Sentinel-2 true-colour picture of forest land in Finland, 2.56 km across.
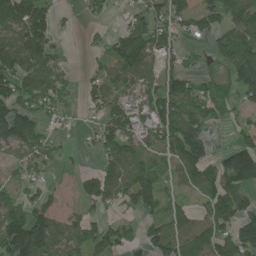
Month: June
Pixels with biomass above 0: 69%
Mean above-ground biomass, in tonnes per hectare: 89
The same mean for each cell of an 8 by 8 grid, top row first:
152 86 15 14 84 88 95 97
128 107 6 82 166 71 36 127
130 111 21 105 94 96 57 136
141 68 19 101 105 127 94 48
128 63 14 118 90 128 75 74
50 33 47 98 115 79 101 154
85 84 50 43 78 52 85 96
179 129 94 109 81 110 138 120
